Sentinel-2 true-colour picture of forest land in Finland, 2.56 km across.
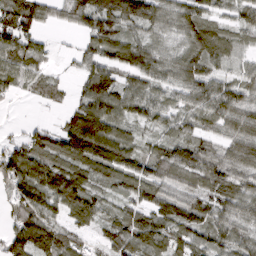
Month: March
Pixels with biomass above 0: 86%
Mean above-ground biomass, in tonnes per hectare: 78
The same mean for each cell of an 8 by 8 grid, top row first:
124 53 99 147 120 79 62 54
92 26 34 96 79 45 103 48
63 53 41 81 74 67 82 57
3 12 88 93 72 58 87 102
44 82 139 122 40 81 59 92
107 102 84 79 89 74 96 78
74 80 94 37 79 98 80 82
112 130 44 76 111 72 76 65
